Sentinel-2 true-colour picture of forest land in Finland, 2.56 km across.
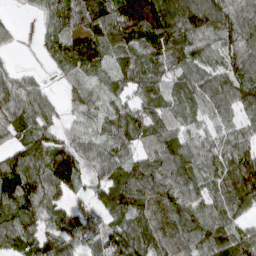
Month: March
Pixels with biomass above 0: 89%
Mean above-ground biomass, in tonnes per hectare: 84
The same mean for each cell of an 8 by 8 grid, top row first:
8 53 110 154 207 118 129 110
13 36 87 79 106 101 71 102
56 13 27 40 94 69 84 105
93 59 38 44 71 63 60 62
58 66 73 76 61 84 66 71
146 111 64 84 109 108 78 130
105 82 61 82 97 100 79 75
95 91 100 128 114 88 108 104
